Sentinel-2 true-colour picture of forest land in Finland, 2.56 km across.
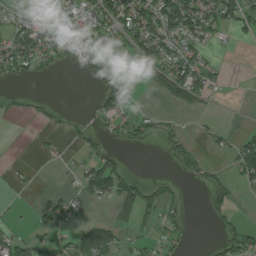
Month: July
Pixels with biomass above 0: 40%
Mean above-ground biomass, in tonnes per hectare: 34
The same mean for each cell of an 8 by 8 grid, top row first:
26 40 48 86 88 132 74 73
87 63 56 47 80 53 28 5
25 10 9 45 19 93 49 0
8 16 4 56 14 12 9 0
1 9 12 15 24 24 16 46
9 0 41 78 7 13 24 49
3 45 22 28 59 26 18 7
38 20 46 38 25 30 4 52
